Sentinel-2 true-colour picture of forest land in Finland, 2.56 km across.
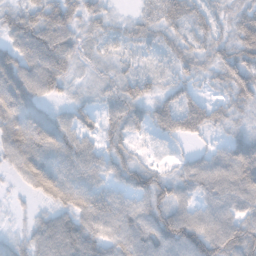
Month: November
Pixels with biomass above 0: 88%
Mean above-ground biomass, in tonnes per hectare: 54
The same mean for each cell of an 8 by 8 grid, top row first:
51 75 45 27 40 61 43 50
53 87 40 30 32 40 44 73
85 79 24 39 43 35 33 79
87 35 41 39 45 78 60 42
80 78 62 43 12 19 21 59
32 85 58 41 54 44 86 101
7 30 69 59 59 67 54 63
27 67 70 58 73 84 93 83
